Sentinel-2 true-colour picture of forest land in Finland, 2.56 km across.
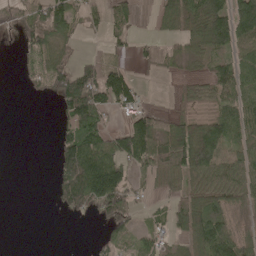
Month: May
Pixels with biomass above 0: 58%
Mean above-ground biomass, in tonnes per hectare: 53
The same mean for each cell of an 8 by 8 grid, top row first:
40 78 42 41 3 80 123 113
14 64 12 23 26 31 74 59
6 51 104 106 10 12 45 77
0 0 119 41 48 22 35 82
0 0 127 69 110 137 125 54
0 14 178 168 41 65 77 71
0 6 58 61 14 38 85 30
0 0 0 40 41 35 97 52
